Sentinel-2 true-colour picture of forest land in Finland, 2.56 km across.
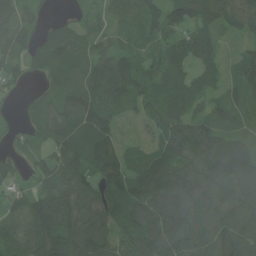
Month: June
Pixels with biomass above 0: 87%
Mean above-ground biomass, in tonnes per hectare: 100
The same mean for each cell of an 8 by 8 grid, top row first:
90 31 39 68 104 100 112 91
88 122 96 83 76 92 95 31
42 73 130 167 85 91 74 87
18 92 148 90 55 108 65 77
29 68 126 107 32 134 138 127
57 88 97 129 161 179 156 167
74 105 89 95 143 160 143 119
73 100 117 88 132 135 147 139
